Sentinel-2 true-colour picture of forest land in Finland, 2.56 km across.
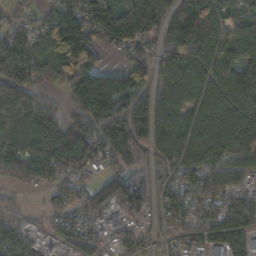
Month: November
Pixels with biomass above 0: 87%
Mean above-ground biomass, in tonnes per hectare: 120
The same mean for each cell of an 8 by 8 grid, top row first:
78 99 210 171 248 206 244 82
147 169 234 98 102 185 185 135
167 41 227 138 125 121 134 185
152 101 96 135 105 113 121 142
138 144 137 149 89 125 136 133
68 80 97 107 85 99 92 77
11 56 126 92 115 112 111 85
61 30 90 47 67 68 111 79
